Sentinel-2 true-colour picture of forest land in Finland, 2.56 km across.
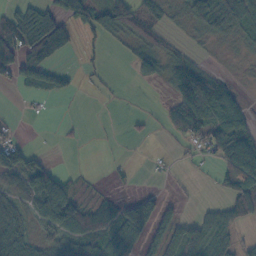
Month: October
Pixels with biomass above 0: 54%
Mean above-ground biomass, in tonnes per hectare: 41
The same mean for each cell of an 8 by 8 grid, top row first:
43 67 36 88 52 10 66 68
98 98 8 4 43 17 4 8
38 43 9 3 19 94 69 7
3 3 1 1 7 58 91 63
32 1 4 1 3 9 61 98
56 72 10 0 1 5 4 137
39 69 64 52 88 17 21 93
51 34 57 69 62 61 75 29
